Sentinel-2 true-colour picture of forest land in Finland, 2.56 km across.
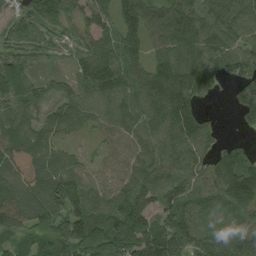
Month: August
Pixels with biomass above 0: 91%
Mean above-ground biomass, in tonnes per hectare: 102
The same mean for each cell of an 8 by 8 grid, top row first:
51 74 70 79 99 122 115 120
57 50 68 98 91 131 125 107
82 77 89 124 114 160 96 116
96 71 83 84 102 154 28 70
118 81 27 53 83 109 80 51
124 142 118 66 98 105 115 168
175 165 140 111 140 114 68 103
70 88 161 132 163 152 103 114
